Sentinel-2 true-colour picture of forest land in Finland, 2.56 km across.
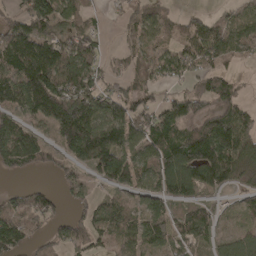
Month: April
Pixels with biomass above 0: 74%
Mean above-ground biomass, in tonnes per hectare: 97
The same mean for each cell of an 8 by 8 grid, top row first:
81 149 73 16 83 35 50 64
146 128 117 13 58 57 126 74
151 193 156 64 59 50 81 27
98 206 225 127 110 119 95 103
170 71 219 154 111 156 206 142
42 25 54 110 82 170 117 54
81 101 54 77 58 65 60 30
122 67 86 51 102 106 51 67
